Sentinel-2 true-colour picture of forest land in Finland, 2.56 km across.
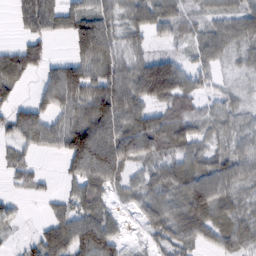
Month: February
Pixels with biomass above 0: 80%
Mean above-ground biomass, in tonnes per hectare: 66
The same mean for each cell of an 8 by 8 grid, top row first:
38 96 88 63 83 54 38 66
51 33 93 84 37 22 70 41
70 57 109 99 146 145 34 22
61 71 73 125 77 65 34 39
52 50 161 137 100 76 50 43
32 12 80 86 44 84 97 65
18 19 68 33 63 75 107 55
8 84 101 68 18 60 48 61
